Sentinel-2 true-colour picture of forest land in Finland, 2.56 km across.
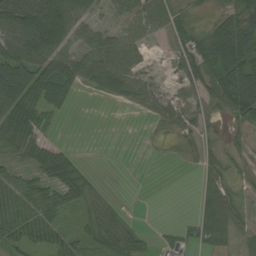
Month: August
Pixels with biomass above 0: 67%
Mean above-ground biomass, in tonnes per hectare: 47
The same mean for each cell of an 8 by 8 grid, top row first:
96 101 59 31 62 38 16 62
116 106 52 72 33 32 71 75
111 129 83 122 41 26 61 101
98 58 1 2 38 57 46 67
52 42 1 0 2 14 15 17
43 54 45 0 0 0 28 26
66 60 37 20 0 0 42 32
67 51 34 50 25 34 52 33
